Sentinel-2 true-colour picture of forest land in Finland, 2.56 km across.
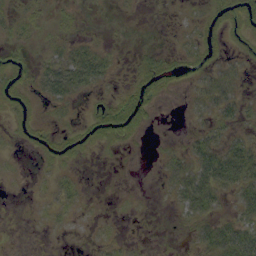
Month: September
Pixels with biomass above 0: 44%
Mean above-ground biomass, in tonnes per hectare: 13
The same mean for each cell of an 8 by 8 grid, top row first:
11 4 5 1 1 2 12 23
9 10 20 6 5 7 16 5
20 34 43 11 26 17 19 10
16 3 3 25 23 0 14 18
5 14 15 13 2 3 29 23
2 6 5 1 0 25 47 43
0 7 7 1 1 12 28 25
0 1 1 6 1 1 36 46
